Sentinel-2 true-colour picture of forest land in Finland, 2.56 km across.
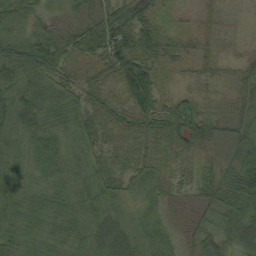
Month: August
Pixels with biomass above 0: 96%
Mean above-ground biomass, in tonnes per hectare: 43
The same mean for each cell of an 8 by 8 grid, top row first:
48 25 35 59 52 17 20 4
68 86 58 89 73 37 26 8
52 44 41 36 94 17 21 40
66 46 53 43 73 72 26 47
27 51 38 42 46 53 38 46
33 37 33 52 53 33 23 61
44 37 44 34 20 12 37 60
43 31 38 67 30 24 48 53
